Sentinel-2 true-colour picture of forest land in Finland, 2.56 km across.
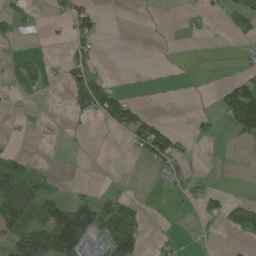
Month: May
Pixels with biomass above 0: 28%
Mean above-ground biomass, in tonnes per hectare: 32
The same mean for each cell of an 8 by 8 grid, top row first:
41 7 61 0 0 3 17 61
5 0 33 0 0 0 0 6
20 25 65 19 0 0 0 49
10 4 38 85 27 0 7 138
5 3 5 2 87 55 3 16
99 26 0 4 0 32 11 0
106 77 113 71 12 3 32 56
85 146 124 91 45 17 7 14
